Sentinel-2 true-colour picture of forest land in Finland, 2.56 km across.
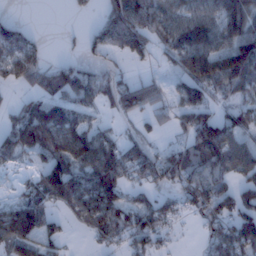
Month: January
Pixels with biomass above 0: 67%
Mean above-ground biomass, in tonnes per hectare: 73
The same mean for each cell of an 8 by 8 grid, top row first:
13 0 12 78 100 71 81 110
83 20 23 70 66 111 121 137
52 78 94 65 50 43 130 112
40 116 67 42 60 61 63 56
88 124 111 74 63 36 143 80
15 120 96 127 77 87 95 70
74 58 86 102 71 45 83 83
95 66 4 55 71 13 47 104
